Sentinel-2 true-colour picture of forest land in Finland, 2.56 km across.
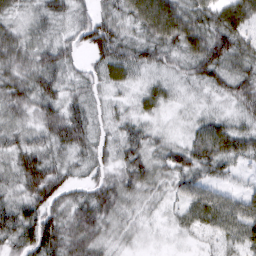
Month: March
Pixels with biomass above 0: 94%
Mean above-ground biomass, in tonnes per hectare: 48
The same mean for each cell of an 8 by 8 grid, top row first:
31 44 28 45 85 88 58 77
71 46 35 75 55 55 80 57
64 60 28 39 20 22 51 59
47 55 49 24 28 12 21 34
41 49 53 36 49 30 87 62
47 79 20 46 60 47 39 15
53 70 65 58 25 24 73 62
55 92 77 27 12 9 19 55
